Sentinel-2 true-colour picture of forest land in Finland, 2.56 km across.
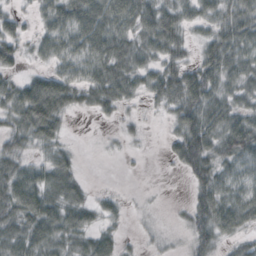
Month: October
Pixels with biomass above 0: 77%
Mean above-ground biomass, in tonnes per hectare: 38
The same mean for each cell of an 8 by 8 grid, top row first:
21 46 80 73 60 51 35 50
33 36 56 59 42 39 36 51
24 49 39 59 34 56 61 40
53 80 18 21 9 37 57 37
29 30 2 3 5 38 61 74
55 43 20 0 1 5 55 41
59 61 40 16 3 4 61 54
44 56 28 27 6 4 44 23
